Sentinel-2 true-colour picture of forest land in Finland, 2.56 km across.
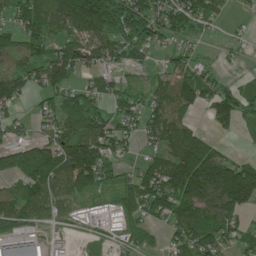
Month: June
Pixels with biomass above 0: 75%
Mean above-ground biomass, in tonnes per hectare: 89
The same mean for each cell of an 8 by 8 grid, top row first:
91 113 188 192 158 133 71 10
98 70 104 88 106 49 7 15
78 117 35 46 26 134 78 29
28 68 132 72 75 110 60 106
68 111 127 90 40 126 73 6
94 149 183 53 107 210 210 208
89 72 23 28 108 123 114 118
132 29 10 17 35 61 113 65
